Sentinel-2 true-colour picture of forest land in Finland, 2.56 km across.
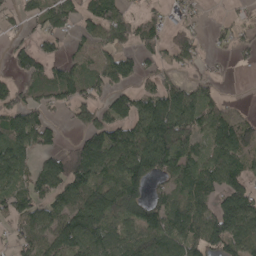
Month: April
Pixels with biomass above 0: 72%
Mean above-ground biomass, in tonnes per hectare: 89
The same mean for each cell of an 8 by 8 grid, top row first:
46 82 80 110 53 43 9 20
53 39 39 88 62 98 28 48
42 81 91 118 42 46 29 0
113 58 88 95 113 167 88 40
116 52 81 156 173 153 96 141
90 95 153 107 130 96 101 106
83 81 140 141 130 90 81 157
65 83 130 83 95 111 132 134
